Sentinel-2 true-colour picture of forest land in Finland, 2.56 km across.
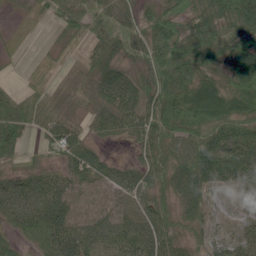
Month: June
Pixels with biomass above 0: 89%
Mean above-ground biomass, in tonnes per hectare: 54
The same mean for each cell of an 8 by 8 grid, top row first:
11 22 55 69 40 50 70 83
11 12 17 73 64 74 71 66
7 14 31 84 53 81 51 80
53 39 23 55 64 78 110 75
44 34 53 13 45 59 77 78
43 40 56 55 59 72 71 71
79 86 51 58 68 52 52 26
20 44 74 72 72 43 50 44
